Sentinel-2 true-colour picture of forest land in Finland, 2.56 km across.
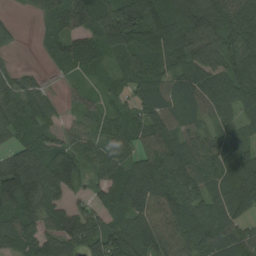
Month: August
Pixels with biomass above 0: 89%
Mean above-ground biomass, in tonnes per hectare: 84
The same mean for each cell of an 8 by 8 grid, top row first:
8 53 110 154 207 118 129 110
13 36 87 79 106 101 71 102
56 13 27 40 94 69 84 105
93 59 38 44 71 63 60 62
58 66 73 76 61 84 66 71
146 111 64 84 109 108 78 130
105 82 61 82 97 100 79 75
95 91 100 128 114 88 108 104
